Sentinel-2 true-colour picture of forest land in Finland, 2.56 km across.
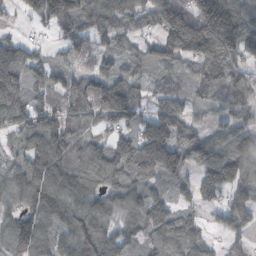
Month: October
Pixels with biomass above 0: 87%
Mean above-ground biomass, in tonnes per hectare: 86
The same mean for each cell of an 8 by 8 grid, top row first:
20 96 117 90 58 148 222 171
82 23 51 49 44 109 99 155
93 54 65 88 49 53 86 82
97 91 74 112 56 74 31 56
45 123 86 78 125 103 93 106
71 129 100 95 85 66 88 102
50 99 105 92 109 56 38 97
85 69 114 102 65 122 43 42
